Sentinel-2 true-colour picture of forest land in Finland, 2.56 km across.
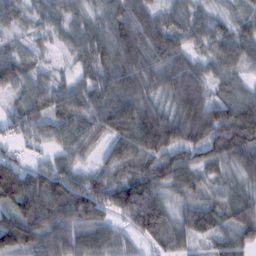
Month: February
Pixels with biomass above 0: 94%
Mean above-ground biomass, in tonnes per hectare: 81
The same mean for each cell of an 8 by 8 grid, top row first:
42 41 42 69 73 52 41 47
36 24 54 99 104 75 51 74
79 42 46 98 101 132 84 45
45 74 84 101 112 92 130 110
46 44 68 61 116 106 122 132
137 112 67 72 109 88 47 44
121 120 141 81 128 46 73 96
154 142 125 86 38 39 56 86
